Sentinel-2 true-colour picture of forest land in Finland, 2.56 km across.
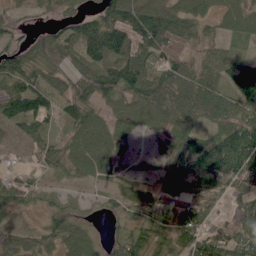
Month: June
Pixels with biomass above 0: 87%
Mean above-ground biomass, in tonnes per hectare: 63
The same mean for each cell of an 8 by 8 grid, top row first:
20 20 49 92 110 83 45 67
56 69 71 124 86 67 46 19
77 55 64 104 104 86 67 85
101 67 71 43 78 81 86 78
29 45 64 62 6 47 78 149
26 25 35 37 20 65 90 74
39 40 28 35 62 48 56 41
58 59 72 35 81 89 93 75
